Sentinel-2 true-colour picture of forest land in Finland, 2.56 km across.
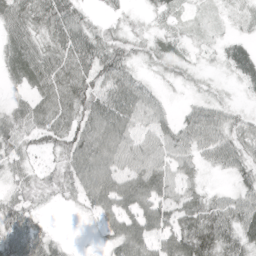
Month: May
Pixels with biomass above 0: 85%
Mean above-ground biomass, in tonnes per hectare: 47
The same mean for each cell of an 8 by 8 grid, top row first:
71 76 49 17 14 24 16 20
63 55 85 60 27 27 18 35
28 68 68 63 20 19 11 30
45 62 65 52 43 19 45 21
56 44 75 32 48 53 55 49
41 29 46 53 76 50 17 38
63 13 15 66 72 69 60 60
98 46 2 52 76 81 80 69
